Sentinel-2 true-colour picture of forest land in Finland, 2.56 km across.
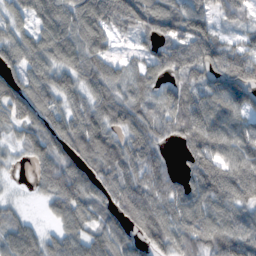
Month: November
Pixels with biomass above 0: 87%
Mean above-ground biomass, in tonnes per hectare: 96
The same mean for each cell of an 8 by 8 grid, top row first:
63 101 116 125 108 111 90 69
108 114 109 43 48 110 119 89
97 92 99 85 92 85 94 141
107 103 90 118 93 120 151 98
44 109 115 94 120 43 132 95
7 112 129 95 103 73 142 112
24 39 99 88 116 97 96 80
117 57 102 112 88 99 98 114
